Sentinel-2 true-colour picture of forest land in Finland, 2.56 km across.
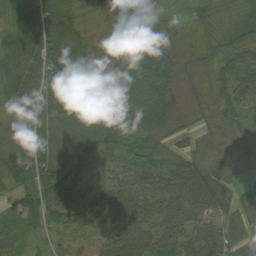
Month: August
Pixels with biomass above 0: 95%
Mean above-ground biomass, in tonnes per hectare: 50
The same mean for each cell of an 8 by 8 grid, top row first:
67 90 25 11 20 14 31 30
75 95 44 10 42 28 31 49
78 100 72 32 50 34 27 62
41 88 70 70 60 34 17 41
45 74 74 56 37 26 19 33
51 71 61 52 69 74 52 21
51 71 58 53 60 66 57 39
40 32 35 52 55 53 75 49
